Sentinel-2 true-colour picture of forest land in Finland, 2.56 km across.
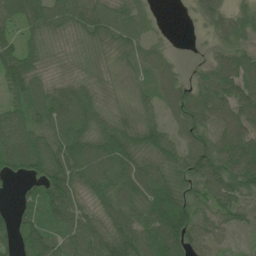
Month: June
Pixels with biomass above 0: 91%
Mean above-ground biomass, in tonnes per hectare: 81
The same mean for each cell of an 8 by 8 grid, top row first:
102 109 108 89 56 0 71 51
99 50 33 63 65 9 19 62
117 43 45 20 51 51 69 108
67 123 142 45 55 64 85 91
121 100 107 110 97 60 74 97
57 136 105 125 122 77 111 106
47 103 87 102 113 132 58 64
82 104 120 117 110 122 62 9
